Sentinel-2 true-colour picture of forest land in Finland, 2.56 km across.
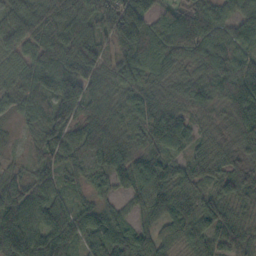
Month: October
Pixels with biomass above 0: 95%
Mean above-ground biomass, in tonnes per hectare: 72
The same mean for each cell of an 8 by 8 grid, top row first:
78 81 89 141 97 66 97 79
68 101 111 47 135 111 97 86
47 95 125 57 69 39 67 116
29 98 77 46 69 53 39 78
10 73 63 81 57 69 37 46
42 44 42 70 94 77 54 75
91 70 49 38 54 90 72 43
96 86 70 91 64 62 67 50
